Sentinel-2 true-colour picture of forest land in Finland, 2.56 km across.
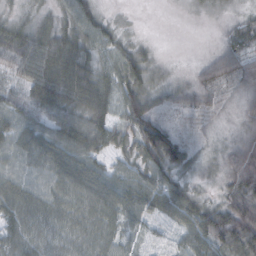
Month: October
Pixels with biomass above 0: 89%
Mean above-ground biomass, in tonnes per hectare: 46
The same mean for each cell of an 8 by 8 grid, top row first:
17 18 58 11 0 1 5 13
70 68 63 36 18 0 8 52
33 98 87 53 48 16 41 64
55 63 57 49 71 26 24 29
44 52 73 44 97 79 11 43
48 40 56 45 57 37 9 76
61 51 53 56 61 69 49 71
56 46 52 43 23 26 71 84
